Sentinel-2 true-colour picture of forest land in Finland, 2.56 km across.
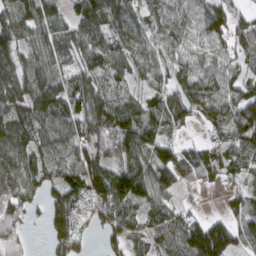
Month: March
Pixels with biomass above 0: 86%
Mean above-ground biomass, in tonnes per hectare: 89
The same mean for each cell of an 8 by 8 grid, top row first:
102 92 90 117 74 67 104 49
88 91 111 97 83 74 58 82
119 105 87 82 39 85 88 90
108 116 109 116 99 117 72 105
113 110 114 121 128 68 58 88
99 88 124 128 123 100 57 54
60 82 65 112 81 66 6 81
60 41 65 58 55 87 200 82
